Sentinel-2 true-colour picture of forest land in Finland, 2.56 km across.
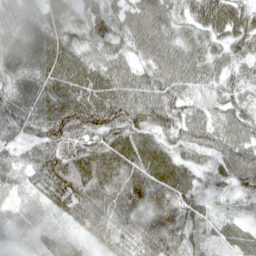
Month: May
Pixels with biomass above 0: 97%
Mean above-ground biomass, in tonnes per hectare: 67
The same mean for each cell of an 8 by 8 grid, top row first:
64 58 50 68 90 50 91 72
71 90 50 63 69 73 59 52
61 80 83 79 69 75 57 50
96 91 108 95 95 73 56 66
50 94 81 74 77 61 66 74
57 101 113 88 83 79 48 83
21 37 84 86 84 77 33 22
10 27 26 51 75 64 37 38
